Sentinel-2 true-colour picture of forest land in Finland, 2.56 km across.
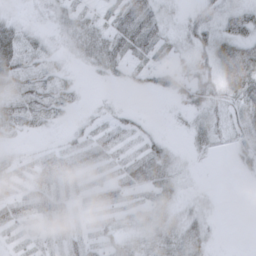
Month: February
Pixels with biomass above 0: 67%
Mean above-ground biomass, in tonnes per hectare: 22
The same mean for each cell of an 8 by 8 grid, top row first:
8 11 21 18 46 9 16 28
39 14 24 33 32 12 31 46
38 25 6 9 13 30 33 77
40 32 7 9 3 7 30 41
7 5 18 19 17 5 21 23
17 49 26 12 37 21 0 8
30 43 16 20 25 19 9 0
10 19 20 16 24 36 18 0
